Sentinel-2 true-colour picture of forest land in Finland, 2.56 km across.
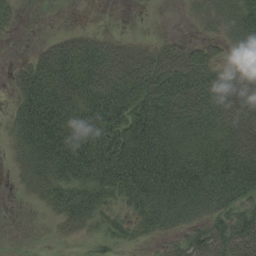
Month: August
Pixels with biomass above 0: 73%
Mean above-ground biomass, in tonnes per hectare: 48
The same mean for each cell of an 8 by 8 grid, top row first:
16 0 0 0 0 0 27 49
1 34 63 51 30 38 38 38
30 72 74 79 82 81 71 45
30 87 79 86 77 70 69 84
19 83 97 92 80 59 62 83
11 47 60 80 84 86 88 86
0 17 56 31 50 50 48 46
1 5 14 26 15 20 52 52
